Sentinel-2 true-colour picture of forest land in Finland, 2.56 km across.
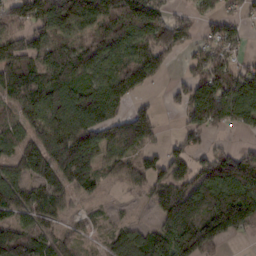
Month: February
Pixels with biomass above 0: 78%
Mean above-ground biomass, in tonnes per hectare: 99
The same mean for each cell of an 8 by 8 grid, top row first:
75 126 132 110 133 59 43 37
119 63 71 106 111 107 68 35
105 106 118 105 82 24 163 143
73 160 180 94 81 20 191 121
74 145 162 122 112 34 33 19
97 136 150 46 86 84 132 230
90 84 24 9 12 158 150 229
159 79 42 45 100 172 165 18
